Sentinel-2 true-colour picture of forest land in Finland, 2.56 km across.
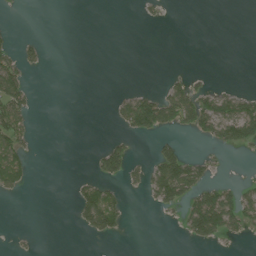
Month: July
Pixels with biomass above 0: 21%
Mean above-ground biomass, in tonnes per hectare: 26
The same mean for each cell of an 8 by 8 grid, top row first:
1 0 0 0 8 0 0 0
29 8 0 0 0 0 0 0
74 0 0 0 0 17 8 1
82 0 0 13 114 83 85 99
69 0 0 28 0 32 17 70
72 0 9 38 33 132 32 5
0 0 54 78 4 32 161 83
3 0 2 13 0 1 51 12
